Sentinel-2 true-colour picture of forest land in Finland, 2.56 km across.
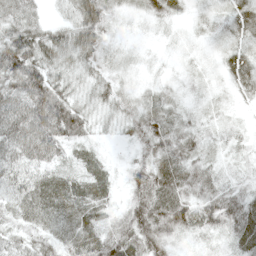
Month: May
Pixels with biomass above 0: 94%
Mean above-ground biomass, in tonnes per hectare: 36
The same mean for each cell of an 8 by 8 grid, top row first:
49 14 48 25 22 18 11 30
74 55 52 16 6 5 6 24
69 58 24 24 9 9 8 29
66 87 42 24 41 23 11 6
70 73 30 8 42 45 19 12
52 39 34 22 52 51 35 13
39 50 49 22 65 64 49 55
29 35 48 57 73 26 13 43
